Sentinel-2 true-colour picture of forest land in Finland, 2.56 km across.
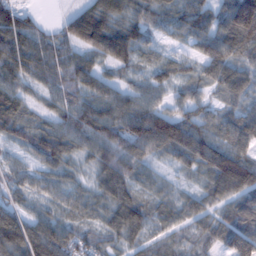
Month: February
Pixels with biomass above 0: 94%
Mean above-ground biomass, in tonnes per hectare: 76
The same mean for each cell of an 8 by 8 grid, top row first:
91 7 81 82 54 62 74 177
117 76 76 124 51 20 69 107
70 69 80 44 38 52 62 87
84 47 97 97 98 66 52 61
52 100 66 111 120 117 100 84
44 57 28 113 40 25 79 163
57 44 45 85 79 57 51 104
141 133 83 50 62 60 58 105
